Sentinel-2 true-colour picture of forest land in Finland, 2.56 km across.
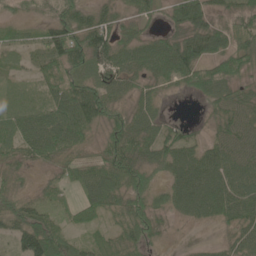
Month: June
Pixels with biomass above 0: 87%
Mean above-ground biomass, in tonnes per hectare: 56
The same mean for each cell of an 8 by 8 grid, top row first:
24 31 65 45 43 46 58 44
32 66 89 76 62 78 77 69
15 47 70 60 50 46 69 53
41 69 111 59 54 2 28 68
54 93 50 62 69 62 42 73
42 19 49 77 58 67 99 88
61 39 41 55 64 52 86 92
53 98 29 35 58 5 8 53
